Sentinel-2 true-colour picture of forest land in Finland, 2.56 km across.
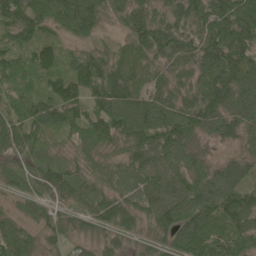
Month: June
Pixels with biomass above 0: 97%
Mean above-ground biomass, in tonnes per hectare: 78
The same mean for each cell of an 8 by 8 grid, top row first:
97 71 121 59 82 83 95 129
72 64 43 44 87 89 101 109
42 54 99 105 62 65 82 93
57 82 73 112 106 99 103 101
88 52 57 62 98 101 40 51
61 69 62 60 83 91 82 65
33 53 54 91 88 131 113 112
91 50 46 57 48 91 84 78
